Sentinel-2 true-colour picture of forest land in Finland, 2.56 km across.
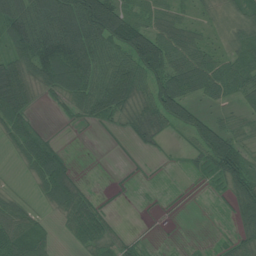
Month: July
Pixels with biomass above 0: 70%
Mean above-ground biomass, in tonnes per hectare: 47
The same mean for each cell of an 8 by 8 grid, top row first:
95 95 115 121 31 38 20 40
82 119 109 78 120 60 36 42
91 64 79 84 67 87 66 58
85 3 35 50 46 83 23 26
38 43 0 2 14 8 85 48
3 81 12 1 3 2 22 91
37 19 52 7 2 3 2 56
73 26 34 32 8 1 3 36
